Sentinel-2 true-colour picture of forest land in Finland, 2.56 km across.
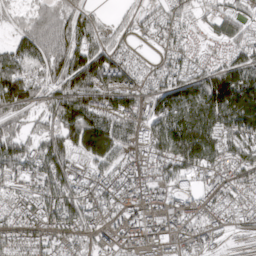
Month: March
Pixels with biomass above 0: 89%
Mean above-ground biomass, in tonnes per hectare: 126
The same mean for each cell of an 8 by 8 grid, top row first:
37 96 94 17 50 71 52 83
97 172 144 89 36 83 25 101
141 104 161 174 90 121 140 182
103 95 195 181 120 161 206 227
123 111 137 170 130 200 180 167
116 180 128 142 158 126 119 107
148 158 154 124 203 145 122 110
100 114 101 112 189 166 137 21
